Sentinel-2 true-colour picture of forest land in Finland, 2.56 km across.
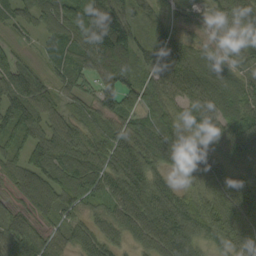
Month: September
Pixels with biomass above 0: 94%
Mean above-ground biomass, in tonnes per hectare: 68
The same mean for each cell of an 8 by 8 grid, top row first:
48 57 54 102 35 48 33 79
29 39 61 115 49 59 34 50
82 43 62 68 51 74 48 36
87 56 40 75 77 57 63 62
66 87 64 74 104 88 63 90
67 92 88 63 94 48 92 98
45 75 56 55 92 97 92 126
93 60 55 46 67 100 64 106
